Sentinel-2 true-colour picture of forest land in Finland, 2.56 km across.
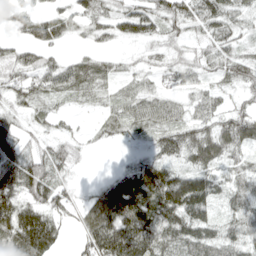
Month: April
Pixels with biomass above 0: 82%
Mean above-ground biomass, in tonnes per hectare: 62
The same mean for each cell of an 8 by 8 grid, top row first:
39 52 58 60 92 66 83 51
40 50 10 17 22 32 48 39
55 69 66 34 31 43 37 57
34 37 13 37 63 45 60 54
58 37 23 16 17 67 89 66
101 92 9 26 81 80 76 49
98 83 45 114 104 117 85 55
123 125 45 184 162 85 78 64
